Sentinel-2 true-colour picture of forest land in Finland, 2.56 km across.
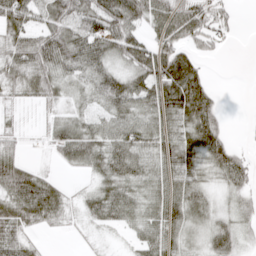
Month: April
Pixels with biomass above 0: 78%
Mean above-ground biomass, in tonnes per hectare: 44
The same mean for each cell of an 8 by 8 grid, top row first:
70 54 70 80 61 74 67 12
53 74 61 57 54 63 33 2
51 61 32 49 53 98 30 0
11 11 22 41 46 67 71 0
24 22 76 57 50 57 85 11
76 21 11 52 48 47 32 54
65 66 22 59 44 49 35 23
48 4 4 5 37 31 35 29
